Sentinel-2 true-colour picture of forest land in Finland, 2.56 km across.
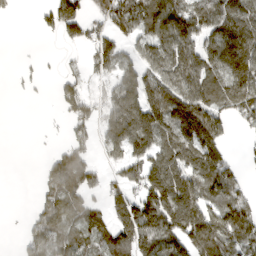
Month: March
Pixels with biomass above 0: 64%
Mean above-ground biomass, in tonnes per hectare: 95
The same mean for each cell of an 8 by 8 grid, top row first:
9 50 107 139 116 133 112 119
1 0 39 99 77 153 102 149
7 8 60 65 108 143 127 152
0 3 95 120 162 166 172 110
0 7 84 106 116 154 165 7
0 79 151 40 141 141 134 46
0 82 101 93 163 182 112 121
11 123 96 114 140 146 178 171
